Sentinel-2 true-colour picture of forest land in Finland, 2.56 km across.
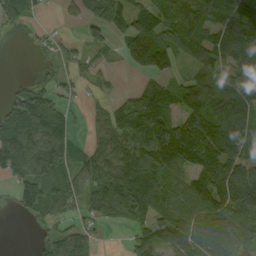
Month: September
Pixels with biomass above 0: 75%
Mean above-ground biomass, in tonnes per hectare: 83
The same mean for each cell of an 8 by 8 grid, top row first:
53 10 34 107 80 150 109 142
0 26 33 38 189 103 107 112
12 42 34 16 37 54 97 60
101 97 13 49 136 93 108 100
162 99 45 94 127 188 171 124
75 95 71 122 154 80 132 114
38 75 48 107 122 89 105 128
0 49 61 2 57 71 90 91
